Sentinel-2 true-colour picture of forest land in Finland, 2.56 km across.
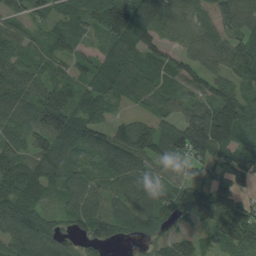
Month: August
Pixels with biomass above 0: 91%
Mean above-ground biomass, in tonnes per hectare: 81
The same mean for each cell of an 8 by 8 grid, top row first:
38 46 66 120 103 35 40 83
56 52 42 82 89 35 61 74
102 68 57 106 88 70 72 63
88 134 78 35 42 62 123 119
70 111 104 119 117 127 175 77
128 96 78 69 88 45 55 98
126 47 92 60 103 81 97 106
105 115 44 66 48 51 37 109
